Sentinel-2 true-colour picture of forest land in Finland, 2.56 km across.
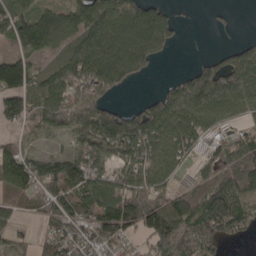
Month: April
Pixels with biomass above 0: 76%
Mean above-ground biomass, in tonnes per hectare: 87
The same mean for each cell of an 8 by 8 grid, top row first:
107 91 111 133 133 32 5 2
51 77 93 148 149 27 3 56
150 71 105 132 23 36 116 102
110 118 137 95 92 125 90 54
49 22 67 110 120 99 42 58
143 107 133 64 85 35 38 114
40 77 116 174 158 149 115 87
37 57 89 91 50 124 96 21
